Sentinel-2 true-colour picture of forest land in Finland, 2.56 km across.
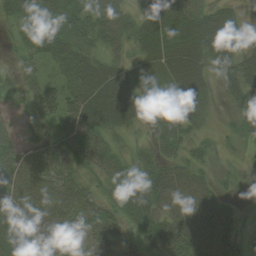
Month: August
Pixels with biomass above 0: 89%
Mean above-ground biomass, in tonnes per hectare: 55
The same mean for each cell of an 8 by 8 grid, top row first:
59 74 77 77 60 85 68 32
27 68 61 48 61 84 80 51
31 37 72 75 32 67 37 71
16 43 78 90 43 50 29 46
38 50 76 40 18 72 29 26
70 62 53 67 66 64 30 15
56 64 69 53 88 67 69 14
68 62 44 38 26 71 74 54
